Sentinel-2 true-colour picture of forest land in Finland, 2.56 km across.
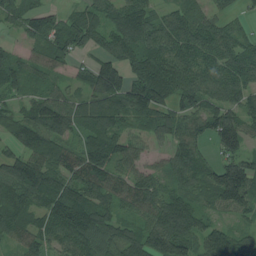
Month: July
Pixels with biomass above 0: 89%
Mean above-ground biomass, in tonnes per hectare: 97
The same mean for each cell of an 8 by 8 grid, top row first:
67 77 77 79 99 80 73 42
31 98 77 94 98 98 100 90
68 56 58 149 109 111 94 99
56 132 92 117 111 93 89 110
74 112 76 113 58 79 57 116
145 131 117 100 85 77 98 177
150 102 145 89 90 150 59 92
81 90 119 114 120 172 133 101
